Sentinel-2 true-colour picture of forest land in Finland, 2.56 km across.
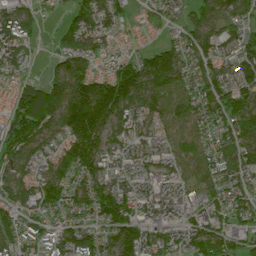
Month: July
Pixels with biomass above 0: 89%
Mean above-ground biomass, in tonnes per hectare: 105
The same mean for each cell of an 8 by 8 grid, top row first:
114 27 83 75 41 52 85 81
130 15 109 66 33 68 78 75
76 90 151 120 116 109 93 99
100 204 225 164 104 111 93 102
127 86 188 101 101 92 84 107
115 132 119 105 102 108 82 108
134 130 109 181 119 128 93 103
101 90 120 103 143 113 120 67
